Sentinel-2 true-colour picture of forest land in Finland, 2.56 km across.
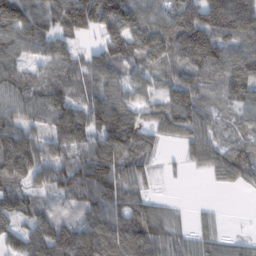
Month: February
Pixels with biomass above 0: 87%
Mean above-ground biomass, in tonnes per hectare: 93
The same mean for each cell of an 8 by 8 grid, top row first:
159 103 163 152 124 126 153 191
83 72 36 101 134 69 146 116
84 72 81 88 78 80 73 120
78 93 100 139 68 148 72 67
143 75 99 140 76 47 89 71
94 87 123 128 55 5 29 92
110 54 71 112 91 16 11 0
79 131 130 125 134 69 59 35
